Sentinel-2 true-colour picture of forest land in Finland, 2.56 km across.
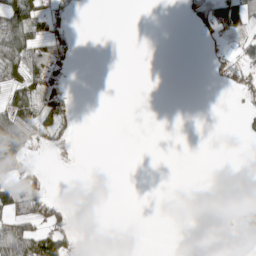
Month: May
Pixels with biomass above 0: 23%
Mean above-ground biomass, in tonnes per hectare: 24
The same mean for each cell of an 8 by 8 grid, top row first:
92 49 3 0 0 0 93 84
92 66 9 0 0 0 11 25
69 63 1 0 0 0 5 19
88 58 8 0 0 0 0 9
91 25 1 0 0 0 0 1
50 9 0 0 0 0 0 0
93 79 1 0 0 0 5 49
170 100 9 0 0 0 0 5
